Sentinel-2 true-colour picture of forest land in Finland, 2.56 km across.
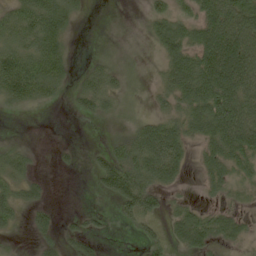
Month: May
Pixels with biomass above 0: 61%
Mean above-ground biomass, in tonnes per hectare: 59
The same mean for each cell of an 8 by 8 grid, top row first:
68 105 28 0 21 70 113 126
79 89 2 3 5 99 156 153
123 96 28 43 6 89 164 159
18 6 31 29 11 66 147 152
19 1 5 30 121 114 82 131
55 7 4 109 95 63 56 59
54 24 5 11 76 33 34 30
8 27 48 4 25 41 71 44
